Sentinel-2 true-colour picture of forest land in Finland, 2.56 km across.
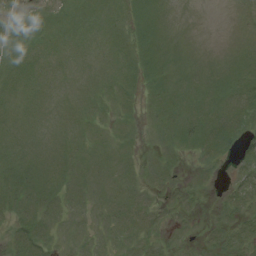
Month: August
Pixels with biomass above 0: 80%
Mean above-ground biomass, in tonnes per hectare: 8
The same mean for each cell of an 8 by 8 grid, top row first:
6 6 9 8 10 5 0 5
9 9 8 10 11 5 2 8
9 8 7 9 9 8 9 12
7 7 9 6 6 11 11 12
8 8 9 7 3 10 11 10
13 11 9 9 6 5 4 6
9 8 6 10 10 5 2 9
7 8 6 7 11 3 6 10
